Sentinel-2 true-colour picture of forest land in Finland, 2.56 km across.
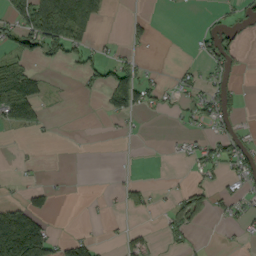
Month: September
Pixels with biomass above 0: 26%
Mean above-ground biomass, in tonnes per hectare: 27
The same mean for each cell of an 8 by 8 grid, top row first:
21 18 10 0 10 1 7 28
49 49 34 13 8 0 41 35
103 17 17 85 45 19 28 13
100 9 0 47 29 15 52 20
3 1 1 0 0 9 34 45
4 1 0 2 2 2 26 37
60 36 0 6 30 30 35 28
233 104 7 3 23 17 2 9
